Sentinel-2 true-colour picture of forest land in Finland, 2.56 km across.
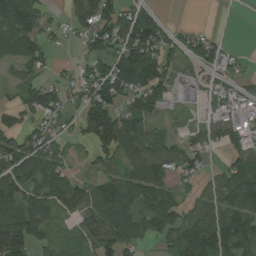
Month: August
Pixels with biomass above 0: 72%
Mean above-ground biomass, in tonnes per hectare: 77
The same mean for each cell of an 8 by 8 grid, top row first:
148 35 84 94 72 1 0 0
121 45 28 92 156 60 76 7
34 29 55 128 148 37 36 41
62 86 66 108 97 14 27 61
85 70 30 128 119 49 57 55
107 97 38 57 131 99 32 105
123 83 95 110 104 87 90 110
149 47 40 105 66 83 160 144
